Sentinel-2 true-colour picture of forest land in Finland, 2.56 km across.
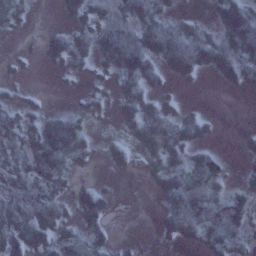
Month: January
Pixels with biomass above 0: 65%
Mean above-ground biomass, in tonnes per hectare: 43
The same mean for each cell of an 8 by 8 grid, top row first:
49 0 40 35 82 24 15 144
3 28 43 82 111 140 88 94
9 1 9 20 62 36 9 43
39 26 18 13 49 28 7 0
42 107 67 25 40 59 23 10
51 72 12 8 6 54 80 12
59 72 58 17 0 72 70 77
64 58 48 16 2 36 45 36
